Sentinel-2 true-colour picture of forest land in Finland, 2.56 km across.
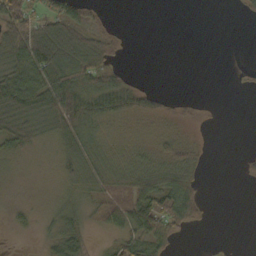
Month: October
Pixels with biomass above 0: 59%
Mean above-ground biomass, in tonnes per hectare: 30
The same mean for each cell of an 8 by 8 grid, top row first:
76 47 48 5 0 0 0 5
73 98 77 27 0 0 0 0
62 66 63 61 5 0 0 2
65 67 81 72 42 15 3 0
36 14 52 22 16 32 3 0
7 4 38 37 63 73 6 4
12 12 24 54 75 81 9 0
4 22 27 18 58 27 0 0
